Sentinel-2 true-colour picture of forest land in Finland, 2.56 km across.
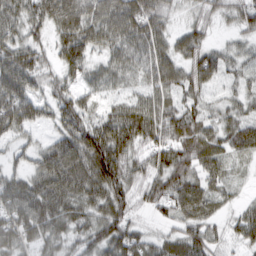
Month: March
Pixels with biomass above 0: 89%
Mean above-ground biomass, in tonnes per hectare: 61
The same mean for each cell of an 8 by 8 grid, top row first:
65 81 120 98 96 20 32 44
68 37 93 53 74 53 49 27
88 37 42 42 44 63 61 34
83 38 66 48 83 64 39 43
29 35 86 104 63 80 64 67
45 87 84 93 50 88 55 13
91 92 63 72 32 63 51 28
80 60 46 80 47 51 56 34
